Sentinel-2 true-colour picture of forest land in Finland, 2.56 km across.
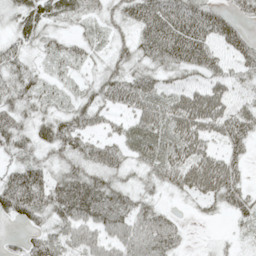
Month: May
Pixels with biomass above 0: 81%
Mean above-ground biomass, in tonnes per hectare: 46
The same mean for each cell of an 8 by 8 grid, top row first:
38 48 37 33 73 84 70 34
35 24 26 26 50 86 58 52
51 21 17 48 56 29 46 37
51 34 53 31 56 60 81 51
49 52 48 40 49 61 41 41
61 45 62 44 27 59 87 37
59 53 77 78 39 10 20 42
11 50 49 46 73 36 7 15
